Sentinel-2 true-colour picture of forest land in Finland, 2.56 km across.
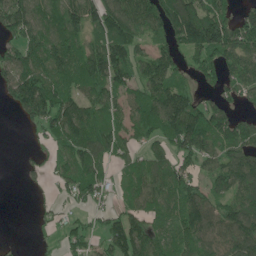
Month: May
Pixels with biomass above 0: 76%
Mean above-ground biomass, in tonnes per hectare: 98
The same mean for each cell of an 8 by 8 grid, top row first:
173 92 126 168 130 179 166 83
89 125 110 154 55 92 164 128
135 131 119 136 107 81 51 97
52 158 136 84 130 200 108 50
1 44 123 108 64 124 117 127
3 37 116 41 101 106 74 124
0 23 33 41 87 101 104 115
6 14 55 109 114 124 114 119
